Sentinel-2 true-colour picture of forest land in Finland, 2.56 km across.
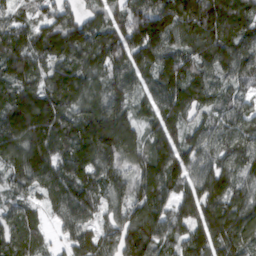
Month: March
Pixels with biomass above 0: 96%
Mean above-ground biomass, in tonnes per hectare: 133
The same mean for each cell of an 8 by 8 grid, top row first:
84 99 95 98 163 179 194 161
185 154 167 174 172 114 173 141
142 127 140 125 84 137 116 97
203 200 136 175 75 123 78 105
173 185 153 198 107 121 114 132
119 144 145 133 132 123 133 112
84 68 143 105 151 98 144 121
126 46 107 121 175 106 147 108
